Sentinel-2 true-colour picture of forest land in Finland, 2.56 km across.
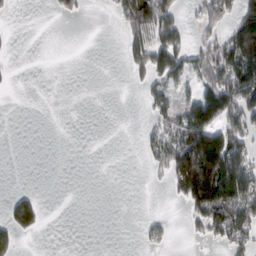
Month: February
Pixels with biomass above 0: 33%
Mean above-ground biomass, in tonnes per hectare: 48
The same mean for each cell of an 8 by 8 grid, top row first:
4 4 19 20 143 63 70 89
3 0 0 0 117 126 74 192
3 0 0 0 44 76 92 166
0 0 0 0 16 80 139 139
0 0 0 0 30 91 166 93
0 0 0 0 4 110 174 138
87 7 0 0 0 5 162 122
45 0 0 0 22 6 32 76
